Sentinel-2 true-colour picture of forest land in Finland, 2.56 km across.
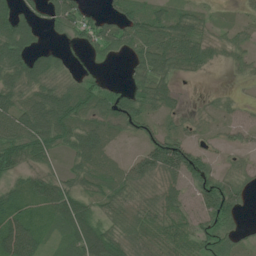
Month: July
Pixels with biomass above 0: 80%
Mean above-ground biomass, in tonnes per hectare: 54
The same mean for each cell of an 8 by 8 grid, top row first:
66 42 62 39 73 62 26 17
94 22 25 40 72 93 48 32
75 68 35 9 62 36 4 14
84 112 76 71 60 26 21 36
83 78 77 38 37 75 21 26
38 51 58 63 58 67 58 39
52 67 100 55 43 60 74 39
105 32 105 82 57 57 44 28
